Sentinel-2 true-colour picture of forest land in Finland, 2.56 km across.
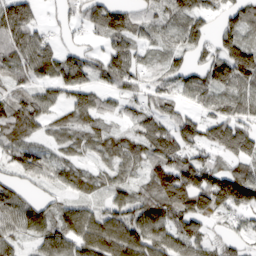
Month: March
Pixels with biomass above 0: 83%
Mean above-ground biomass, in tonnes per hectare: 78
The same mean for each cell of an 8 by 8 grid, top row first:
152 14 54 132 63 84 54 81
106 68 44 77 42 63 59 134
63 66 89 85 59 67 96 132
111 55 87 38 62 59 49 76
84 48 62 66 81 85 64 114
52 59 68 53 63 129 93 112
81 53 60 74 96 110 99 91
62 79 100 143 117 91 65 40
